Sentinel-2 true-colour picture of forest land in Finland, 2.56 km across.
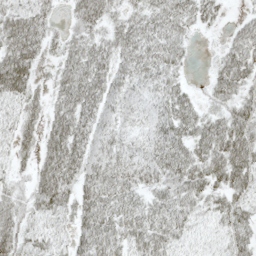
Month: May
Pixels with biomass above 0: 85%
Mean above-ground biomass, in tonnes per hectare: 39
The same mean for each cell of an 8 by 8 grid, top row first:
48 26 42 30 37 43 28 11
64 24 41 39 41 33 4 48
75 15 55 38 33 26 19 46
37 37 53 27 22 58 28 40
37 45 50 30 26 54 57 58
19 58 48 44 35 51 49 48
30 49 46 47 39 45 32 33
42 34 39 49 54 37 22 35
